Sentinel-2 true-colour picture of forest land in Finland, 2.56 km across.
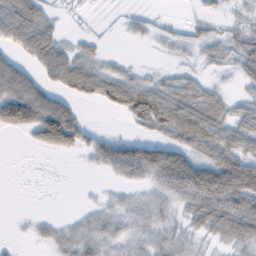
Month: February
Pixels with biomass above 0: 62%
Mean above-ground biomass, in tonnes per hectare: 31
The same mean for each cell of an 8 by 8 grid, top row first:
71 25 2 1 9 2 16 12
38 60 17 1 3 11 22 39
65 36 52 31 16 24 12 20
80 81 19 12 56 51 59 28
0 57 37 43 22 32 56 56
0 0 1 20 36 63 70 115
0 0 5 15 20 20 68 61
3 16 37 25 20 27 18 45
